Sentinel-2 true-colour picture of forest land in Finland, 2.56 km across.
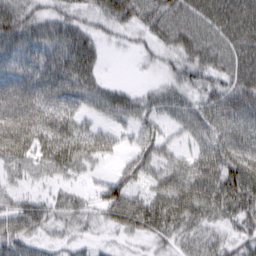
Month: March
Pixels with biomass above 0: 86%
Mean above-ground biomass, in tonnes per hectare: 53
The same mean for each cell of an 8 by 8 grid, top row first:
75 47 42 64 59 71 76 83
65 63 71 11 24 58 68 70
62 58 66 12 6 41 49 67
85 56 39 48 41 47 57 64
87 61 63 40 53 29 52 66
31 32 28 31 51 73 76 101
51 43 36 84 74 76 68 94
67 21 22 11 28 40 42 50
